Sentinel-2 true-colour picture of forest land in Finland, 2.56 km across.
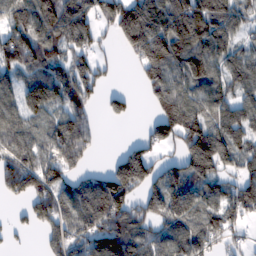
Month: February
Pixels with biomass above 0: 77%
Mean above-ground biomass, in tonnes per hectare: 110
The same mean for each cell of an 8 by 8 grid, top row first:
116 147 122 121 160 179 167 98
151 109 97 31 192 172 142 95
79 139 129 20 96 119 125 119
87 101 105 56 10 149 107 105
106 101 131 1 66 77 169 110
163 132 65 141 152 108 104 76
21 126 127 186 90 155 119 140
15 70 116 164 110 123 112 44
